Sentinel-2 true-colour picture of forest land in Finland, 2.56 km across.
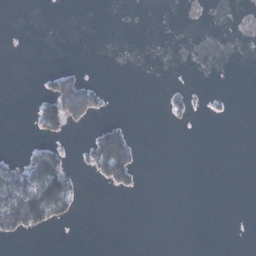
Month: January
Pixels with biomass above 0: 12%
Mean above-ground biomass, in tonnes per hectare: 11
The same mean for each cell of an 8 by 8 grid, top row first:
0 0 0 0 0 0 0 0
0 0 0 0 0 0 0 0
0 18 27 0 0 0 0 0
0 54 50 2 0 10 3 0
0 19 6 95 1 0 0 0
41 102 8 51 2 0 0 0
88 92 6 0 0 0 0 0
10 1 0 0 0 0 0 0
